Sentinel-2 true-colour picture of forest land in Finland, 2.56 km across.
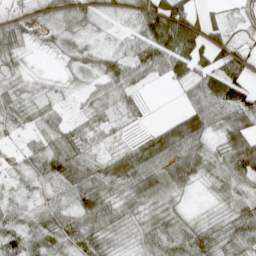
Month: April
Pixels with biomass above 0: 84%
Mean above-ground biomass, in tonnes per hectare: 45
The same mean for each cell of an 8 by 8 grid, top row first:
40 30 47 13 61 110 35 34
49 16 27 19 64 94 72 43
29 14 18 59 35 35 57 62
40 34 20 28 15 17 71 86
8 37 45 18 50 103 39 82
17 45 74 64 74 81 40 71
23 33 51 46 47 33 7 47
45 43 55 26 30 59 49 61
